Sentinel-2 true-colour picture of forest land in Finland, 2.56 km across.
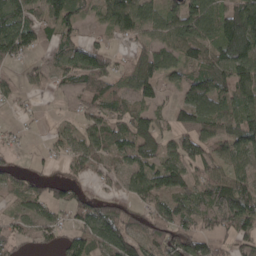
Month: April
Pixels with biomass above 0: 71%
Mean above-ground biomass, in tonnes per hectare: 60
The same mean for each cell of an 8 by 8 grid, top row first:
86 62 55 86 84 69 83 143
102 36 66 24 34 73 68 137
32 34 65 61 77 41 88 104
11 3 30 51 54 38 74 79
10 11 43 59 95 55 51 80
27 22 25 33 86 88 68 61
24 53 59 51 45 73 67 123
37 20 54 105 59 100 53 47
